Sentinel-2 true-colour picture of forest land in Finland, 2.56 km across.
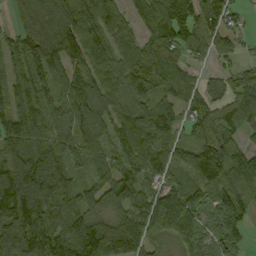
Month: September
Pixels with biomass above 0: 88%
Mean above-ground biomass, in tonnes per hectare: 106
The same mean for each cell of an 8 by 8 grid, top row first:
44 133 128 97 110 193 117 44
88 150 121 66 88 103 71 37
105 99 130 83 126 82 36 71
138 92 101 97 98 66 87 102
117 106 87 88 94 85 126 77
164 176 46 91 96 76 125 132
189 118 99 86 99 174 87 123
193 145 178 171 117 102 67 36
